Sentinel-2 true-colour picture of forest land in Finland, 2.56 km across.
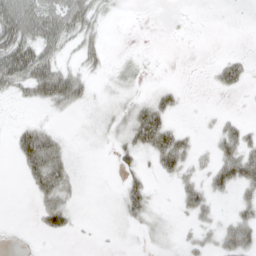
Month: April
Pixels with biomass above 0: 48%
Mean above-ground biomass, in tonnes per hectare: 20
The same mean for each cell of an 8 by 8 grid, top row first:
69 51 49 6 1 3 0 0
60 36 29 3 1 0 0 1
46 73 36 12 7 3 5 24
1 10 11 22 41 16 3 3
24 49 7 16 40 47 7 42
3 57 11 2 18 26 24 47
0 41 7 7 31 9 26 21
5 5 1 3 5 7 19 47
